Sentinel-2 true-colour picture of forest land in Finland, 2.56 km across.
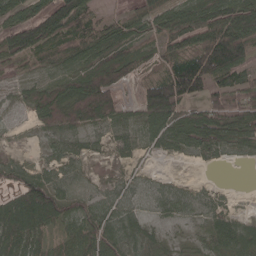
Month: May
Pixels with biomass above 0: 80%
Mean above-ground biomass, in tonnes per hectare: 56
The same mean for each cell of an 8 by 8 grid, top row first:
60 93 87 24 58 78 85 94
83 78 82 80 40 67 120 105
25 46 79 85 51 117 96 63
10 85 111 72 77 109 88 98
8 9 13 27 32 50 68 45
35 34 15 16 12 9 2 0
68 104 60 52 21 37 30 9
60 35 64 65 45 11 43 75
